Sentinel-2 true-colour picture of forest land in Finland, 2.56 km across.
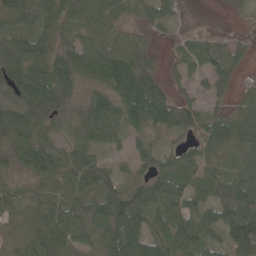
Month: May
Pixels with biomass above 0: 87%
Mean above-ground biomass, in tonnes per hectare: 72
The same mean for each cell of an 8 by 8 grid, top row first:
63 62 80 71 35 27 1 6
87 72 75 87 42 27 61 32
95 114 75 120 113 36 52 26
93 81 51 93 136 102 45 56
84 64 72 52 54 31 86 80
44 76 88 64 58 81 50 81
72 80 77 138 112 74 77 120
54 106 74 109 101 77 60 123
